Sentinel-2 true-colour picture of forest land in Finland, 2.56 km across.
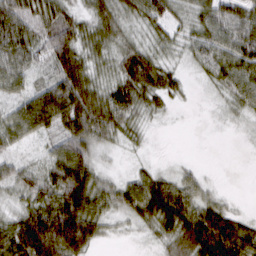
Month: March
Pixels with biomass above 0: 85%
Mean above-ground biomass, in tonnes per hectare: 54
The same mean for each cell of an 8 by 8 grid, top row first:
71 54 28 49 54 32 58 65
73 66 58 38 43 26 65 78
49 55 93 40 77 31 27 64
53 123 111 82 37 7 6 26
35 28 96 25 12 0 0 2
54 67 101 22 40 28 10 0
27 87 103 45 85 102 58 9
112 149 109 11 13 52 121 92
